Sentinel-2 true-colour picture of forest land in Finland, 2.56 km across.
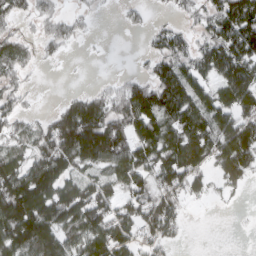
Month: March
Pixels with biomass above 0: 71%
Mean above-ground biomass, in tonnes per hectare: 75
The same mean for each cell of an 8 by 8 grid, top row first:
46 43 24 3 17 21 62 162
46 26 8 1 15 70 78 125
37 2 1 16 49 117 72 137
46 20 136 95 127 121 101 95
57 98 161 151 101 110 98 139
122 156 64 62 77 101 56 72
169 127 130 82 93 63 4 4
139 130 103 127 58 30 0 0
